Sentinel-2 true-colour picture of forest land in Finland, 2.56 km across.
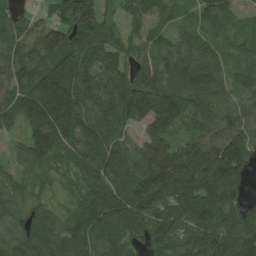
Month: July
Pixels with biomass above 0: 94%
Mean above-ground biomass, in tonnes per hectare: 105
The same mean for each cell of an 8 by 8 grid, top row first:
57 43 151 57 79 51 76 37
96 143 120 109 67 96 77 55
91 189 133 110 102 130 124 75
82 186 144 134 194 172 111 98
32 118 123 106 102 99 111 126
56 45 76 111 151 175 153 101
66 67 102 148 123 115 138 87
85 129 107 113 65 89 112 129
